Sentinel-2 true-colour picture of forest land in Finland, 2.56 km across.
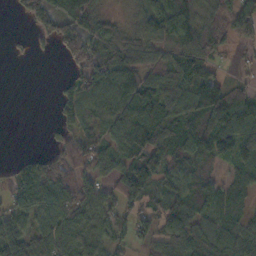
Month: October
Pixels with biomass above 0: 76%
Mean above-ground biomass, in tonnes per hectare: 70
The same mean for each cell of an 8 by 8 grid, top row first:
16 120 115 17 59 102 63 91
9 13 94 51 49 95 85 25
0 0 86 83 87 115 96 25
0 1 66 69 88 86 116 113
0 10 62 57 105 70 115 105
74 122 67 67 142 67 74 57
73 88 80 61 58 72 78 71
85 81 87 62 54 78 101 95
